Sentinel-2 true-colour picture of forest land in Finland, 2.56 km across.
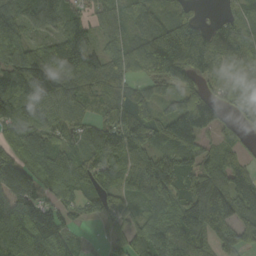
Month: September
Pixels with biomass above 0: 88%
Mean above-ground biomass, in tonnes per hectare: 98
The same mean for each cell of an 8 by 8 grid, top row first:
87 85 72 63 115 106 14 65
97 71 153 60 143 230 130 75
126 161 104 77 68 113 55 64
121 91 74 82 89 100 140 50
93 91 59 142 114 109 40 44
148 89 96 115 103 97 100 72
120 109 63 75 89 121 196 118
121 112 47 43 103 124 100 110
